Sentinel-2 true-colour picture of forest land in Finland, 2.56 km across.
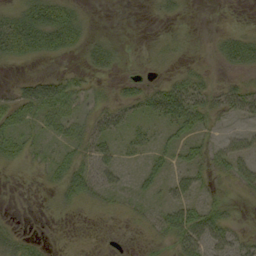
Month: September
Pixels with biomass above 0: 51%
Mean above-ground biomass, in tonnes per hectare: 22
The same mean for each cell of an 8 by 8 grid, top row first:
31 60 21 0 1 9 0 1
43 40 22 18 3 11 3 42
8 35 18 10 11 22 14 13
42 44 22 26 19 51 37 39
36 16 35 25 21 27 21 24
2 20 52 30 22 26 19 31
0 5 16 10 11 46 30 6
20 3 0 0 5 33 47 26
